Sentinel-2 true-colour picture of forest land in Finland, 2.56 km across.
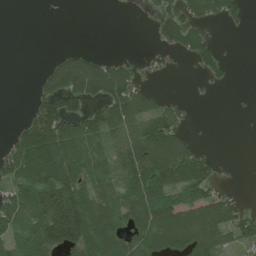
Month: July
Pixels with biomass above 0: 54%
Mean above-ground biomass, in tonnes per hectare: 69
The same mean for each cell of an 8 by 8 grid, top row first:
0 0 0 1 6 78 66 40
0 0 12 0 6 56 60 0
0 52 139 115 17 2 30 1
0 117 69 101 91 48 0 0
83 175 85 63 136 99 5 0
100 193 104 57 152 116 75 1
118 164 159 101 123 117 103 55
102 159 157 110 97 117 106 61
